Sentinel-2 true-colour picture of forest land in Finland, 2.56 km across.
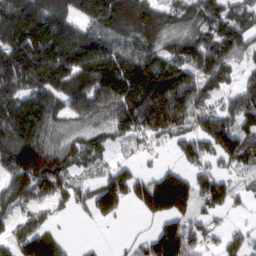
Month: March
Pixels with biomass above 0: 79%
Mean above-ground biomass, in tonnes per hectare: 123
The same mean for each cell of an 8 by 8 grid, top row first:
206 184 131 215 184 99 120 93
198 228 213 145 132 121 146 76
181 182 192 189 205 191 134 64
158 132 109 146 180 193 112 137
166 136 93 51 58 73 108 146
144 166 43 112 68 112 121 51
82 62 62 108 94 148 93 30
81 109 7 4 61 181 65 65
